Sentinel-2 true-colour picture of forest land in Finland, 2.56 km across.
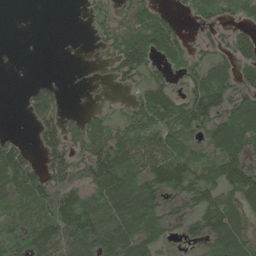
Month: June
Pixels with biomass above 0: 68%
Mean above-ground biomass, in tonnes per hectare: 72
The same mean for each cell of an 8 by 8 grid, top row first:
0 0 6 51 79 27 45 45
0 0 1 54 122 84 42 81
0 9 1 31 67 44 120 75
1 74 13 21 109 106 123 123
40 72 63 105 103 87 76 124
120 68 50 150 112 124 94 124
61 84 121 130 164 43 107 74
87 122 141 122 104 33 75 91
